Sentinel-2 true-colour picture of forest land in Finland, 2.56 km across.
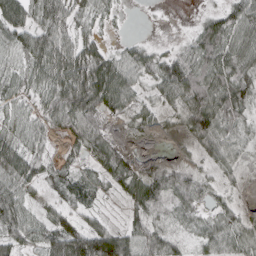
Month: April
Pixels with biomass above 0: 83%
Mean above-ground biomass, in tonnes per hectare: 50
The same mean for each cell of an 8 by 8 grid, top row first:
65 66 39 16 1 0 26 72
50 89 64 23 30 22 65 67
35 52 90 95 36 95 71 65
30 50 91 45 35 30 101 52
43 25 49 46 9 9 64 41
68 39 42 55 53 51 24 23
70 33 46 7 58 44 27 30
53 65 107 101 83 43 56 49
